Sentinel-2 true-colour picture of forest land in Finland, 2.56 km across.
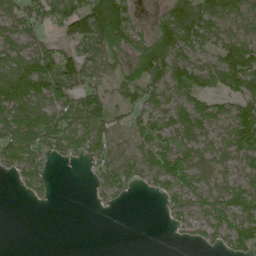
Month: June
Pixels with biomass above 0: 70%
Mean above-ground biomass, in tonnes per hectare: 71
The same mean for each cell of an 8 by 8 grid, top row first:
86 84 125 174 11 116 103 94
73 60 72 100 91 117 63 102
152 131 84 51 87 113 79 119
129 93 109 58 70 95 79 92
123 93 86 74 76 83 56 107
48 52 0 87 65 108 46 54
0 5 0 14 0 49 75 94
0 0 0 0 0 6 37 92
